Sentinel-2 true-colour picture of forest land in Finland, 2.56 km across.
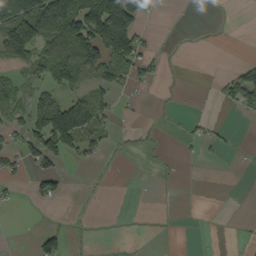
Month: September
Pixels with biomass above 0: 32%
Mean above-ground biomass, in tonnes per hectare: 38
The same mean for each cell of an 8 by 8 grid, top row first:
147 138 159 239 52 1 0 0
165 72 143 156 44 1 1 0
27 53 44 79 40 1 2 78
49 128 144 32 2 2 2 22
38 124 77 13 8 2 20 2
22 52 10 2 1 4 0 0
7 5 4 11 0 0 0 0
0 5 2 3 8 1 1 2
